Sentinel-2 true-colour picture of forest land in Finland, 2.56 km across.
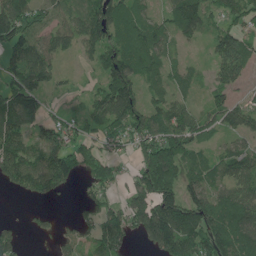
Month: June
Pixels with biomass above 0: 78%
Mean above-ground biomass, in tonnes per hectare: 94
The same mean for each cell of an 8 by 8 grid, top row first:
165 79 80 136 76 99 82 81
121 103 65 121 120 43 38 131
101 75 19 151 91 60 34 68
153 54 48 134 115 93 65 78
126 122 84 68 118 144 46 49
121 166 77 72 122 110 76 91
1 16 32 81 146 159 156 125
66 20 60 116 70 196 161 139
